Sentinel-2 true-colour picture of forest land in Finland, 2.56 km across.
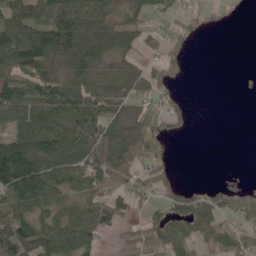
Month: May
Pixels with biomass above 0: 64%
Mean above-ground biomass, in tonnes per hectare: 63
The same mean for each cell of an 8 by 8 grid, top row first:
96 111 144 62 51 40 19 2
131 159 133 84 40 27 0 0
70 81 64 44 61 20 0 3
99 102 117 60 28 34 0 0
116 109 130 90 74 2 0 0
170 124 88 107 44 16 0 1
90 60 46 90 31 49 80 24
133 92 84 17 59 82 75 62
